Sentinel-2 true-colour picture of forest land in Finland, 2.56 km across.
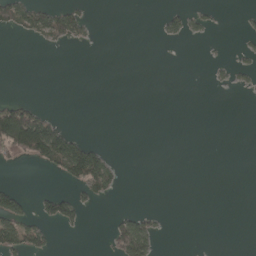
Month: April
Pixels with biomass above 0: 14%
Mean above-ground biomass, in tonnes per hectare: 19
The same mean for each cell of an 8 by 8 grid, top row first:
65 68 35 0 0 24 13 4
0 11 4 0 0 1 1 7
0 0 0 0 0 0 6 9
103 16 0 0 0 0 0 0
123 145 53 1 0 0 0 0
0 12 82 44 0 0 0 0
58 44 31 2 8 0 0 0
66 29 1 50 77 0 0 0
